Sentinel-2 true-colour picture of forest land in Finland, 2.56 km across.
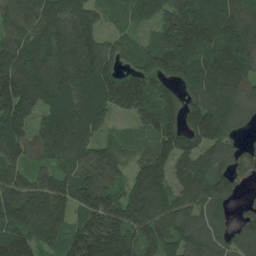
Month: June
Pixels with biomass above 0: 95%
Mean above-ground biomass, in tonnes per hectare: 165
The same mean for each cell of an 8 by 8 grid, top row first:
142 227 211 56 108 200 195 176
167 260 275 117 123 264 180 226
256 274 218 188 187 128 210 191
205 133 178 109 165 141 228 159
149 143 137 103 83 161 168 80
114 93 145 126 179 125 172 107
205 165 136 188 235 183 133 47
181 111 172 245 156 162 140 140
